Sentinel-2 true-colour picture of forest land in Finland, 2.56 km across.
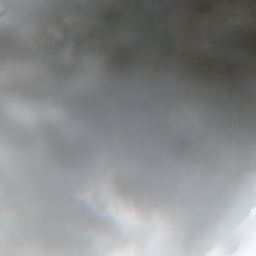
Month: October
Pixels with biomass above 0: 27%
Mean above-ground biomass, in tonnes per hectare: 23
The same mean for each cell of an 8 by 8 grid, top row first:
6 9 26 61 14 20 29 105
4 16 17 120 38 15 30 56
32 20 18 26 3 5 45 33
35 34 60 32 4 20 5 0
14 23 47 8 5 30 29 2
23 19 1 12 2 1 20 27
3 1 1 20 0 2 21 58
3 3 1 10 17 0 20 137
